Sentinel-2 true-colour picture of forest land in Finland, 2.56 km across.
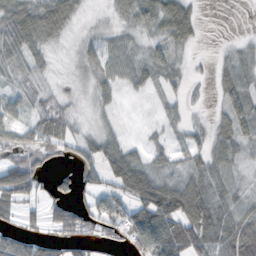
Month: October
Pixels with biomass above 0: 71%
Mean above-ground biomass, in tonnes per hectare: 36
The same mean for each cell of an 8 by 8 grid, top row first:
57 65 16 14 45 64 0 0
47 26 16 27 24 31 1 16
19 23 11 29 27 22 8 41
27 46 12 14 5 15 11 50
31 46 29 36 17 18 34 43
110 23 40 56 63 32 44 24
39 33 36 49 79 75 60 43
46 31 34 16 75 80 66 80
